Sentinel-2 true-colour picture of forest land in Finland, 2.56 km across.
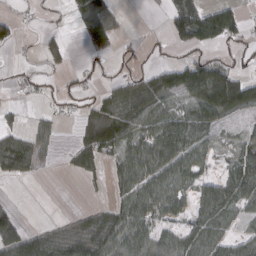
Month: March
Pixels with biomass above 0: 56%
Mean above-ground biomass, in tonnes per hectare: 38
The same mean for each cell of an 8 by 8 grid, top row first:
18 5 46 33 2 66 65 36
16 34 13 32 7 16 26 20
13 11 21 16 39 62 96 51
8 12 19 44 60 53 64 41
60 24 28 57 63 82 35 38
37 1 18 22 70 60 26 69
21 1 7 30 61 39 60 39
80 50 49 63 61 50 65 30
